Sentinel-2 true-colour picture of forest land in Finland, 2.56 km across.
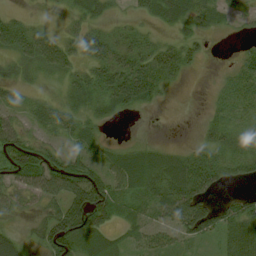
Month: August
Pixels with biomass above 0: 72%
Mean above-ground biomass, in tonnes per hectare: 36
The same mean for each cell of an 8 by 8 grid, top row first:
17 5 24 15 25 37 30 15
41 52 36 38 32 37 8 12
17 11 27 54 62 18 2 44
23 31 24 17 7 0 14 40
71 31 26 9 14 6 31 30
75 96 88 44 37 63 75 35
30 33 98 51 26 76 68 47
28 61 60 27 26 31 19 58
